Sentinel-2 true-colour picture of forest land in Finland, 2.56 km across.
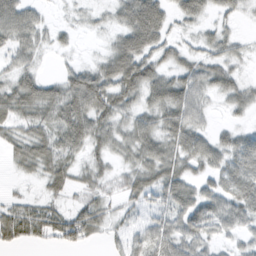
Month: February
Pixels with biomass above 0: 81%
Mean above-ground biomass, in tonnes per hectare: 38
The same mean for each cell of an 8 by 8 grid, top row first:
65 11 8 22 82 27 20 15
40 16 6 34 60 27 26 16
35 28 62 66 66 47 46 29
47 43 69 59 36 54 20 21
38 57 46 37 53 46 41 43
11 41 23 27 47 54 31 52
39 35 34 21 28 49 55 53
39 32 40 20 45 53 34 22
